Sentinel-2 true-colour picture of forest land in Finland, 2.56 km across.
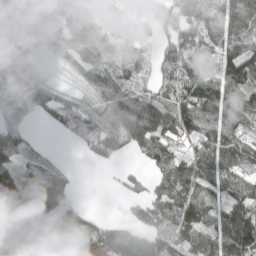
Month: April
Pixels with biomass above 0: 80%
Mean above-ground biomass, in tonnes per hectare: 82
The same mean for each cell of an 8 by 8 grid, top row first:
72 40 77 39 28 88 79 85
71 72 104 77 60 114 96 99
156 33 34 94 65 148 101 118
99 70 95 75 132 130 110 105
81 11 48 63 85 64 113 97
107 67 5 7 41 111 108 79
94 86 49 0 53 111 88 91
76 62 69 134 154 105 90 147
